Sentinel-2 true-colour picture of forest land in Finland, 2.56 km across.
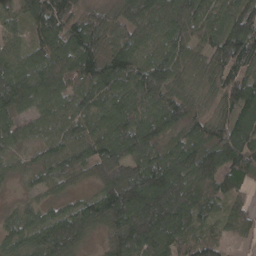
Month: April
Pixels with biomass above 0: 95%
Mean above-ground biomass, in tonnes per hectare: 104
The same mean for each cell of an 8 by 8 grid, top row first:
73 155 89 73 129 112 101 138
70 110 135 108 87 109 87 155
140 131 96 130 141 92 77 132
98 73 84 100 89 122 59 146
60 69 91 115 119 84 123 140
38 68 63 141 165 146 119 114
37 43 77 157 186 173 76 66
70 110 77 92 152 105 77 40
